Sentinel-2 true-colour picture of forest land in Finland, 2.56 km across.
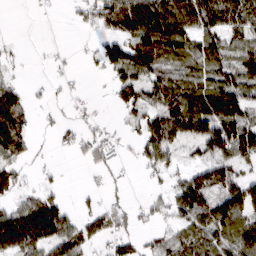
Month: March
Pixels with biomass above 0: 62%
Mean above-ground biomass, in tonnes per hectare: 65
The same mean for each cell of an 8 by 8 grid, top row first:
0 4 28 120 153 145 125 90
10 4 7 75 123 116 93 55
20 12 7 46 91 86 83 88
129 11 13 13 68 138 159 130
92 5 39 37 70 64 48 127
60 6 3 17 14 35 93 65
59 106 20 47 24 76 110 103
147 99 76 50 28 47 84 89
